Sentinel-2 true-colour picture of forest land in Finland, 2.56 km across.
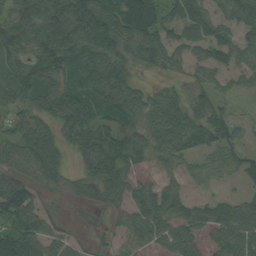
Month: August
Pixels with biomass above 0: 84%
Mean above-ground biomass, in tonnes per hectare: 74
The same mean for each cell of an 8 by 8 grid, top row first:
87 120 123 119 113 79 81 90
98 122 119 91 98 63 76 61
109 84 91 111 24 33 40 31
59 90 107 93 75 82 73 13
77 106 88 118 72 77 75 46
57 71 55 89 33 35 30 43
113 21 13 38 83 74 66 84
131 61 17 15 55 89 53 92
